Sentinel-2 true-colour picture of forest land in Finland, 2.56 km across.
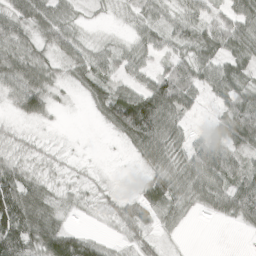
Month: April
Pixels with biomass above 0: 78%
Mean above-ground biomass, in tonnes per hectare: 45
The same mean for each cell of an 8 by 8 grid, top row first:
59 60 16 9 40 32 41 60
63 43 44 25 38 37 56 65
69 52 38 42 43 95 53 53
35 36 2 86 146 76 11 84
17 8 1 5 82 51 55 65
60 15 8 4 23 59 74 51
115 41 11 18 55 43 31 69
112 90 67 8 26 6 0 1
